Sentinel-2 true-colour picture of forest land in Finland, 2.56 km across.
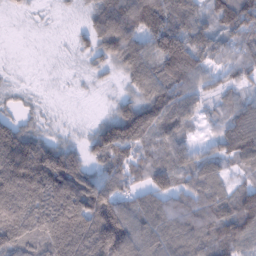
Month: January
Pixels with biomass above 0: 86%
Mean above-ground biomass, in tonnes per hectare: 89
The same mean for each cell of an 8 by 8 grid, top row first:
6 3 13 141 167 135 69 138
0 1 21 93 96 186 79 76
6 2 6 12 100 130 59 55
33 10 1 32 123 137 34 83
164 94 38 164 95 90 31 107
198 197 131 95 66 84 85 37
157 148 166 142 80 78 95 93
131 130 170 210 91 102 88 95
